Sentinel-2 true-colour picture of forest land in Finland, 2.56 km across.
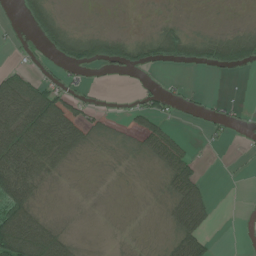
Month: June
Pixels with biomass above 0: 48%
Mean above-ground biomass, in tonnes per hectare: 34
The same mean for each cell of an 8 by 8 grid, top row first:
15 64 1 1 1 6 1 1
9 44 72 69 52 85 67 98
56 24 11 5 7 6 1 2
93 117 36 6 42 13 17 8
106 100 48 9 29 36 7 3
105 40 3 6 3 56 6 1
97 9 5 2 4 63 54 2
143 110 13 3 4 46 28 3
